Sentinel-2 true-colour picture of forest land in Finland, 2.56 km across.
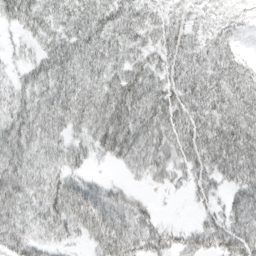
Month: March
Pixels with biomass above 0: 86%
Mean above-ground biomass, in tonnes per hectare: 49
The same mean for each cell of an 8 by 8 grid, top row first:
45 41 46 50 39 22 17 13
9 39 61 54 44 59 47 18
22 56 57 49 66 56 69 63
47 56 58 71 71 69 71 76
66 44 30 65 63 64 77 87
63 39 29 6 29 31 50 70
56 51 65 61 26 1 21 59
64 34 21 73 51 32 57 69
